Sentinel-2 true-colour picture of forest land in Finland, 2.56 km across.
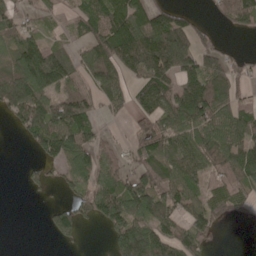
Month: May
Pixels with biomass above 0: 66%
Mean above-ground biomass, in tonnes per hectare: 86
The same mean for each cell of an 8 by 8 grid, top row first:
55 28 54 126 102 81 20 116
90 84 57 159 205 245 46 11
172 133 68 122 124 130 135 47
83 123 139 34 90 127 130 83
4 111 105 35 85 99 115 112
2 29 75 78 119 105 73 96
0 28 73 137 116 80 87 37
0 15 29 60 179 136 60 0
